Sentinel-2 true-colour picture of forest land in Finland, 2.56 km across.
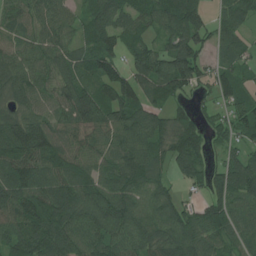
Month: July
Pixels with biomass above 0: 89%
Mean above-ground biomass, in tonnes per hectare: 91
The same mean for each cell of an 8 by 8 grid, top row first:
64 95 50 98 77 131 61 86
71 96 68 81 74 100 71 62
91 72 80 109 100 132 58 83
78 57 118 113 102 53 35 91
135 122 80 80 100 110 59 57
120 104 93 102 114 56 81 106
111 126 115 125 96 86 88 76
93 125 109 108 103 112 99 72
